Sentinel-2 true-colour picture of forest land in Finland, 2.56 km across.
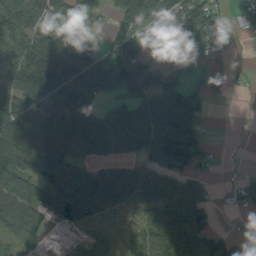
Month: September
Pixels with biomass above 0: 72%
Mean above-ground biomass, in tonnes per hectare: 85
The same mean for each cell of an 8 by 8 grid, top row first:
92 75 121 43 102 135 121 51
84 154 83 97 87 128 78 3
114 191 162 144 157 84 51 11
144 114 127 59 80 128 34 0
152 153 84 56 74 163 36 0
113 117 105 85 91 49 14 11
115 95 108 58 72 89 46 29
53 24 21 25 80 137 108 32
